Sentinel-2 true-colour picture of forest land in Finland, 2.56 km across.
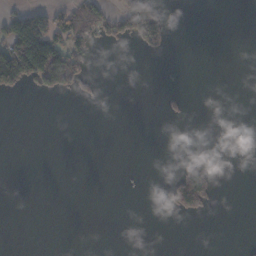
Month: November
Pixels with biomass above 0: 13%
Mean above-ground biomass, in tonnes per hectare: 23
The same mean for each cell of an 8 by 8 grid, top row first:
48 28 117 57 138 0 0 0
181 178 79 13 56 4 0 0
130 104 56 0 0 0 0 0
0 0 0 0 0 11 0 0
0 0 0 0 0 0 0 0
0 0 0 0 0 64 94 0
0 0 0 0 0 66 48 0
0 0 0 0 0 0 0 3
